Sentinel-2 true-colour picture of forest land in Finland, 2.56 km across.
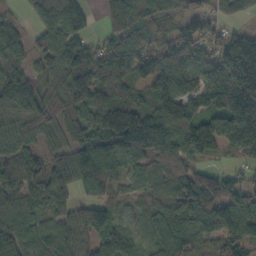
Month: October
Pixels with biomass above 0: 91%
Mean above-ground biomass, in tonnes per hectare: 104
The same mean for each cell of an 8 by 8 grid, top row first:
33 132 100 93 108 73 71 46
72 122 104 78 91 101 93 162
120 70 157 131 96 133 105 200
110 94 116 187 148 179 106 183
83 59 100 133 183 123 149 142
88 91 107 98 60 102 33 43
80 64 69 77 57 109 110 89
109 94 73 117 51 133 96 114
